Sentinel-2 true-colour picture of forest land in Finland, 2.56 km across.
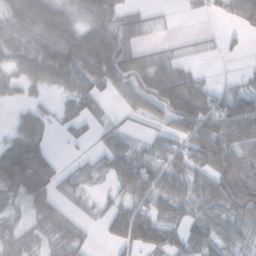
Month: November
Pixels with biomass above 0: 72%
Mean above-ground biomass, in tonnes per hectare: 42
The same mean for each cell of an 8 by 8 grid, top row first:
51 73 31 52 19 3 17 43
43 60 70 80 26 12 8 9
32 44 48 53 59 58 15 15
12 19 36 10 37 59 72 47
51 31 14 35 21 43 91 68
93 71 21 35 65 47 59 108
25 52 14 28 49 46 37 79
37 30 31 25 66 39 48 34
